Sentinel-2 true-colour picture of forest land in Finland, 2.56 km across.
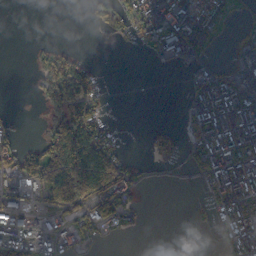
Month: October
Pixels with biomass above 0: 46%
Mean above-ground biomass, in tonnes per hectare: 57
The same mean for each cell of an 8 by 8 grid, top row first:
0 0 0 35 98 119 91 8
0 15 5 5 28 110 24 51
0 69 97 3 1 6 87 83
3 47 139 6 0 3 148 145
41 101 193 56 10 28 126 165
120 120 177 105 13 3 82 149
77 59 69 92 20 0 27 117
71 47 48 8 0 0 3 103
